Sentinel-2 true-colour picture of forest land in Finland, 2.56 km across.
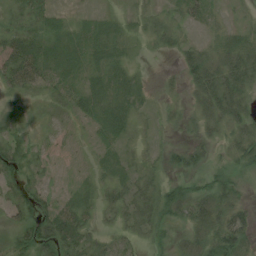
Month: August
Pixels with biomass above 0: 71%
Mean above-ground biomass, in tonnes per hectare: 22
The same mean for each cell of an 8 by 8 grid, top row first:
23 23 6 9 14 17 14 3
41 26 25 22 6 17 19 31
40 29 16 22 6 11 54 46
9 11 24 25 11 14 41 41
22 10 4 15 12 14 20 32
20 7 5 12 21 17 17 17
23 22 28 23 37 31 43 32
23 41 38 20 14 13 36 40
